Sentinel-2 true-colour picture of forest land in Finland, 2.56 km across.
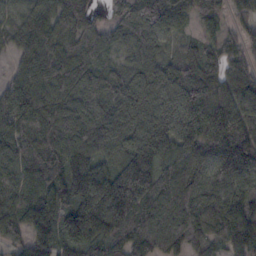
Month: November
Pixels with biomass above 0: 94%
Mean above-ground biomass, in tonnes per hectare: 112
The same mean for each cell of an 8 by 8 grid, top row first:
42 88 98 58 125 79 61 33
59 114 116 77 122 38 53 55
70 132 110 95 107 99 81 91
129 121 140 133 136 147 121 126
96 129 164 130 143 136 136 171
82 110 140 113 146 116 106 116
99 124 166 184 138 171 108 118
61 139 166 110 159 149 83 121
